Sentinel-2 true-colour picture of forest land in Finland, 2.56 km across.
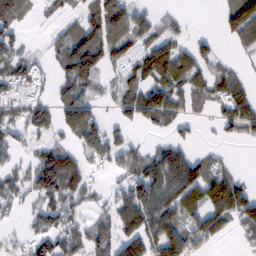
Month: February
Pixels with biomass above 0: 65%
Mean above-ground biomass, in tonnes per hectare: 64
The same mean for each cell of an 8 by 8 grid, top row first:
72 15 45 104 36 13 0 110
46 25 133 80 69 68 35 28
58 20 98 16 86 66 53 40
49 73 111 19 95 57 15 99
44 49 61 74 25 51 6 22
41 152 89 24 100 130 87 29
25 73 43 60 156 106 117 111
16 87 56 77 139 123 62 15
